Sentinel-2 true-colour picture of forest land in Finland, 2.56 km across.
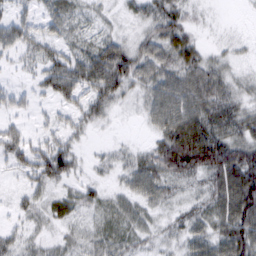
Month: March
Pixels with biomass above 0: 80%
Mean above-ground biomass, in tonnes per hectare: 40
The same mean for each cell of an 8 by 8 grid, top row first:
29 28 25 11 33 45 8 1
33 34 33 67 40 66 18 12
7 41 70 108 40 51 67 22
20 12 39 27 25 65 70 43
43 31 17 12 14 104 103 65
17 52 21 18 59 57 64 97
18 30 35 34 32 24 48 95
25 20 27 43 26 26 54 86
